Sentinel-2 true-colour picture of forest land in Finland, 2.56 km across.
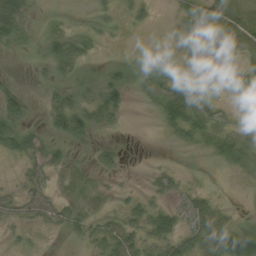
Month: August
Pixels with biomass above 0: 49%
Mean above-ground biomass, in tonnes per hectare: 16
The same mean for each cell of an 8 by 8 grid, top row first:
39 6 1 8 8 8 27 23
8 25 21 1 2 8 25 16
2 10 15 22 11 18 6 14
30 27 45 28 2 45 22 3
22 20 11 11 0 9 13 31
6 16 7 7 3 10 1 4
19 26 13 7 22 24 26 3
6 1 10 31 23 34 22 55
